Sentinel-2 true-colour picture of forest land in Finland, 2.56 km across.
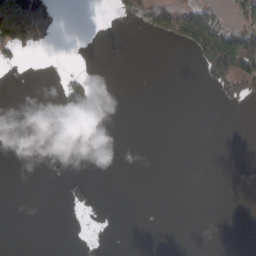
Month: March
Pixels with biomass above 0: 12%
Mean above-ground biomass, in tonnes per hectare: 20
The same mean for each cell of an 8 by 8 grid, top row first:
160 94 0 9 87 97 62 51
78 18 0 0 0 11 139 134
2 0 36 0 0 0 52 105
0 0 75 3 0 0 0 4
0 0 0 0 0 0 0 0
0 3 6 0 0 0 0 0
0 0 15 0 1 0 0 0
0 0 5 0 0 0 0 0
